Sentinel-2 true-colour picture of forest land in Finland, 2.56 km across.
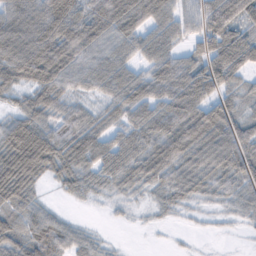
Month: February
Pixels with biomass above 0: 84%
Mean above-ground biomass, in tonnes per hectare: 57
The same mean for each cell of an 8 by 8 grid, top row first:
84 104 76 98 79 45 74 78
97 106 90 57 51 37 61 89
58 81 51 62 64 79 76 36
45 53 42 39 67 80 71 39
115 98 78 60 57 87 83 77
108 38 56 50 53 57 51 59
56 26 4 9 9 19 10 32
69 73 37 5 1 2 2 3
